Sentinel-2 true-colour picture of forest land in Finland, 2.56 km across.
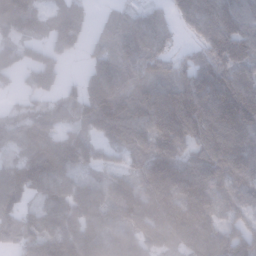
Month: January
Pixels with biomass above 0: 88%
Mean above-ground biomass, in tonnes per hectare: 107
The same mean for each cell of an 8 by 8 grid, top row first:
136 48 59 26 58 59 139 143
60 68 43 72 97 40 120 152
45 77 56 111 77 90 136 150
51 81 84 175 114 167 147 189
104 144 104 66 91 106 130 135
145 175 78 67 119 158 145 106
127 108 110 92 130 149 116 80
106 110 145 124 103 108 126 156
